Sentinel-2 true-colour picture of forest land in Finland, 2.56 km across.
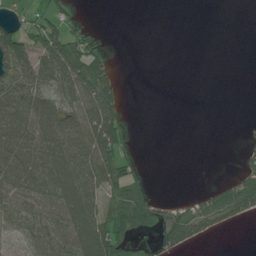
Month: July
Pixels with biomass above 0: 45%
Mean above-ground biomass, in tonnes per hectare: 39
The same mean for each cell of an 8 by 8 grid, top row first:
19 39 12 0 0 0 0 0
87 77 51 5 0 0 0 0
86 75 87 47 0 0 0 0
91 87 76 72 0 0 0 0
88 93 87 74 0 0 0 7
83 90 97 68 14 0 0 37
62 67 97 53 58 21 55 60
23 69 94 90 8 52 15 0
